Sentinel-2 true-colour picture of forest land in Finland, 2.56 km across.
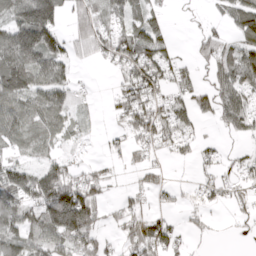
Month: April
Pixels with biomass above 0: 65%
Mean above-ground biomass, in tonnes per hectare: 56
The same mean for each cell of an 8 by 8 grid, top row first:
93 151 53 55 50 3 13 94
155 132 42 72 93 20 49 82
102 88 15 15 95 47 33 84
83 85 15 22 84 58 42 77
40 31 12 14 42 37 18 12
80 77 55 16 28 2 23 32
90 137 184 16 35 19 25 19
79 85 98 22 87 47 7 4
